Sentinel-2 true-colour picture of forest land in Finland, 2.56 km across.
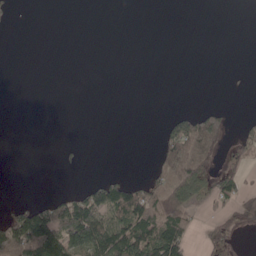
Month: May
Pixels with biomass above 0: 25%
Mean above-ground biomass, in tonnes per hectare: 32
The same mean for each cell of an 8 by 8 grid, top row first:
7 0 0 0 0 0 0 0
0 0 0 0 0 0 0 0
0 0 0 0 0 0 0 0
0 0 0 0 0 20 57 2
0 0 5 0 0 124 114 36
0 0 1 22 16 137 53 33
30 70 119 129 112 98 16 45
129 144 123 143 108 105 19 6
